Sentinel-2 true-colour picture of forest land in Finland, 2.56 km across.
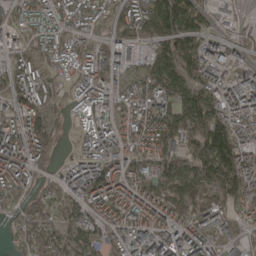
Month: April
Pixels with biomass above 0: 88%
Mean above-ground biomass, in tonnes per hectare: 118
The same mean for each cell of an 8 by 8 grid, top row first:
97 115 105 97 120 226 68 31
92 111 87 88 42 170 89 56
119 90 87 109 104 163 133 109
126 116 69 94 133 136 188 129
155 129 51 126 136 130 225 158
154 68 129 147 137 146 138 212
98 104 107 111 135 123 141 102
88 144 116 81 137 135 122 68
